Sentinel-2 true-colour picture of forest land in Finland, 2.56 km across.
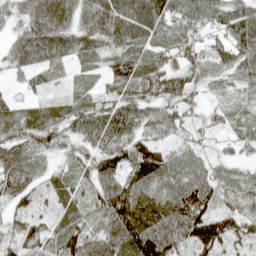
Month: April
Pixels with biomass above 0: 90%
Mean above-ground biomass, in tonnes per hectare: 64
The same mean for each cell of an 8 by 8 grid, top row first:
46 113 71 98 105 77 70 75
66 107 68 51 60 44 38 73
17 39 17 43 80 65 60 47
49 52 68 81 72 50 21 28
53 46 49 78 64 35 25 32
74 26 37 99 108 64 55 42
41 34 48 113 104 101 74 57
58 58 75 78 131 81 118 64
